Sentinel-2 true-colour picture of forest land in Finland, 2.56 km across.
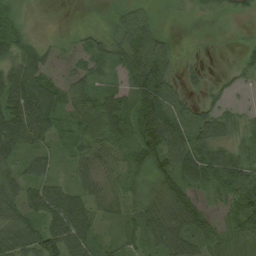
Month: August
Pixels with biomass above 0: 80%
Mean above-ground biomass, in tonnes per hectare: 41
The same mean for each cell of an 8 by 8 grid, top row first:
24 1 8 24 28 5 12 18
35 23 21 46 60 13 5 13
53 36 31 26 82 23 21 15
64 62 50 68 77 46 41 22
48 28 34 45 75 58 67 39
41 36 34 30 38 66 62 62
43 56 48 35 58 79 34 57
48 63 53 21 40 58 59 27
